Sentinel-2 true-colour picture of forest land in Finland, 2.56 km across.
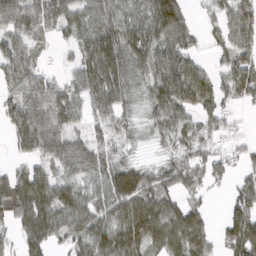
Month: March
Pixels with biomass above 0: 81%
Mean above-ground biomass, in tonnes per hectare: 61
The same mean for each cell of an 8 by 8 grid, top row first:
77 84 62 71 79 105 14 84
60 16 56 76 84 93 19 81
59 46 47 67 44 106 52 75
47 85 52 57 26 79 51 19
46 71 46 39 11 36 31 21
54 51 57 71 54 75 61 36
95 87 75 73 88 70 26 85
40 78 70 85 68 77 41 96
